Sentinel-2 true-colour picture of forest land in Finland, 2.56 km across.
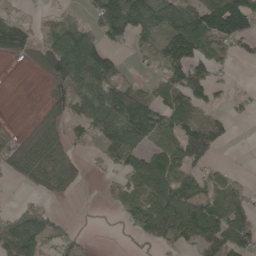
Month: May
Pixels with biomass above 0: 62%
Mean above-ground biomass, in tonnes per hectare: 61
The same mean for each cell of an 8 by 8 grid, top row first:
26 18 16 120 113 99 124 158
74 80 127 56 34 112 61 38
0 49 90 93 22 83 89 2
0 33 61 118 115 84 41 11
23 66 30 96 63 103 105 1
37 76 51 23 92 63 37 13
16 19 1 17 115 136 83 80
82 54 20 1 31 57 110 82
